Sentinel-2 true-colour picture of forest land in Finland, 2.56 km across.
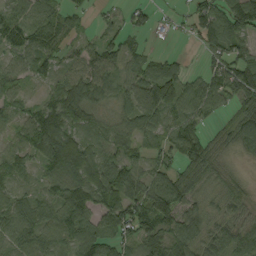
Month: September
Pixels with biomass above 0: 85%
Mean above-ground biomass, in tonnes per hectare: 66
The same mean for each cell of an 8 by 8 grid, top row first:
57 62 28 19 39 18 96 122
59 77 38 64 28 3 61 60
51 44 80 66 57 91 59 84
48 103 91 36 80 78 53 50
51 135 82 58 48 61 51 56
61 59 101 119 66 70 55 25
76 64 108 93 99 95 42 45
72 69 93 79 86 87 54 65
